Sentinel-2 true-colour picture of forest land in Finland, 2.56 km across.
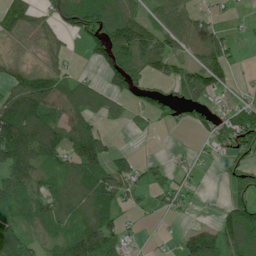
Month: July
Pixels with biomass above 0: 66%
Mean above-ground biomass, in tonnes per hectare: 68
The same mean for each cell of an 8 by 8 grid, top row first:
78 43 118 117 48 81 29 6
17 48 22 156 103 55 112 19
66 80 44 81 71 76 90 5
132 103 96 44 48 49 51 54
173 136 130 22 1 2 27 108
92 61 98 93 35 20 2 109
96 80 66 98 12 18 2 88
126 60 127 97 6 17 106 103
